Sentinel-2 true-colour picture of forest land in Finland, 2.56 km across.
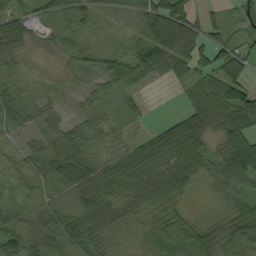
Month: September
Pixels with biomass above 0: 84%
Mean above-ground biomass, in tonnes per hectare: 45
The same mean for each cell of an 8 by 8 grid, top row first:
40 30 47 13 61 110 35 34
49 16 27 19 64 94 72 43
29 14 18 59 35 35 57 62
40 34 20 28 15 17 71 86
8 37 45 18 50 103 39 82
17 45 74 64 74 81 40 71
23 33 51 46 47 33 7 47
45 43 55 26 30 59 49 61
